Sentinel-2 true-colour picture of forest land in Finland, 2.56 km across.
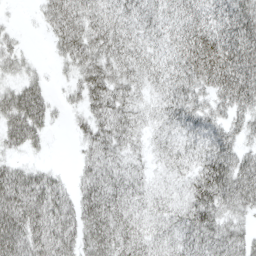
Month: April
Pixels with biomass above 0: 86%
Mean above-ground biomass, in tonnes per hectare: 49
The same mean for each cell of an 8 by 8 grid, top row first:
3 41 58 49 47 48 57 84
24 10 60 51 42 53 87 90
28 15 36 52 36 55 68 86
67 42 22 60 27 57 50 48
40 14 19 46 20 36 63 41
59 40 27 53 25 25 90 72
80 73 56 58 34 40 79 43
78 77 50 56 49 51 64 48
